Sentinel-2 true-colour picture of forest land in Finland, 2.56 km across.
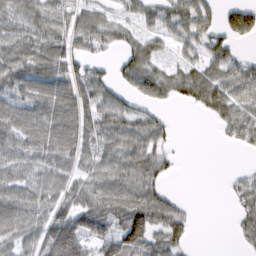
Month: March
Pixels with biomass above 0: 72%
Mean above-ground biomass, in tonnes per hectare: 63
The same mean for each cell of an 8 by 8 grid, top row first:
69 68 58 30 48 85 64 91
81 81 53 43 66 44 67 22
89 91 72 41 86 61 92 75
78 96 107 91 51 6 49 54
70 83 82 70 70 14 0 32
67 71 60 73 88 12 0 22
89 83 110 74 96 48 0 37
65 101 126 100 107 60 0 22
